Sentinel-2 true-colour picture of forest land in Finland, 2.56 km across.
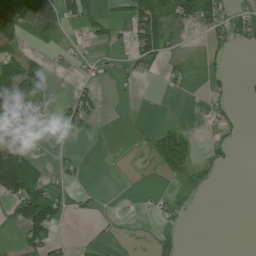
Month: June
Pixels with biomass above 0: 32%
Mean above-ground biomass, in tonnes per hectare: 28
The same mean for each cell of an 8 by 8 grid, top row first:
72 74 62 20 70 56 65 28
39 9 7 18 61 5 13 10
107 32 11 15 9 13 10 2
125 23 53 0 1 0 15 5
104 13 1 0 7 77 9 5
182 23 11 0 1 22 5 0
66 120 8 1 1 12 0 0
15 68 5 4 1 7 0 0
